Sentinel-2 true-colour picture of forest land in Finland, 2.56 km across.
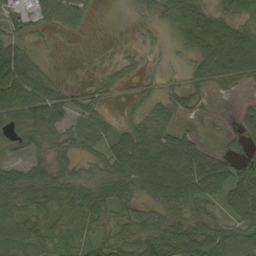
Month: September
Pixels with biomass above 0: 76%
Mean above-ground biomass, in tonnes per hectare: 53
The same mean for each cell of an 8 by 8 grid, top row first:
31 45 42 0 17 64 71 46
63 8 2 3 17 17 101 116
126 54 6 23 17 11 59 46
82 94 42 12 36 50 8 25
36 52 47 53 78 83 21 22
66 71 48 78 96 111 105 73
60 69 82 66 46 62 41 80
71 53 47 60 79 76 77 81
